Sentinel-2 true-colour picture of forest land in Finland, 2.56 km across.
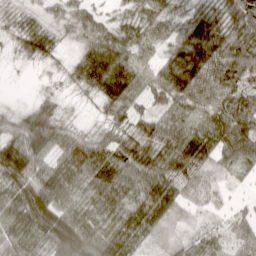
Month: April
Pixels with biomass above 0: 92%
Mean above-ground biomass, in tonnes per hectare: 59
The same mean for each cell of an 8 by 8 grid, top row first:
27 27 43 24 46 50 58 88
20 43 37 77 46 59 111 92
1 7 46 103 50 96 88 64
33 51 6 43 40 68 61 96
95 84 75 50 66 95 73 79
78 86 76 72 100 79 38 15
77 102 65 72 95 47 15 13
50 66 123 74 35 23 42 44
